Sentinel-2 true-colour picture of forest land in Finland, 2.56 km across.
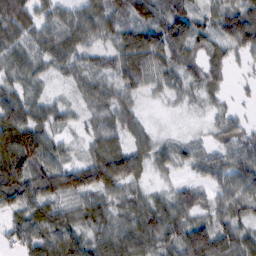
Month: February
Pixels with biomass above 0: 91%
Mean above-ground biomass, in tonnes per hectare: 59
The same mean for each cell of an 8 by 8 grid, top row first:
89 48 74 70 53 89 39 93
60 74 69 57 98 97 46 74
51 26 48 58 61 49 64 6
97 60 24 58 16 7 19 15
124 61 17 62 38 34 25 57
111 63 45 84 27 25 47 71
49 61 55 59 73 81 52 52
53 75 58 77 78 73 102 73
